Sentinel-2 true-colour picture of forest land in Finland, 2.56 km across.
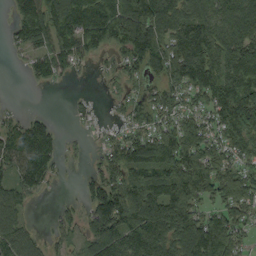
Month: September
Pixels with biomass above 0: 78%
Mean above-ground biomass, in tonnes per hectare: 88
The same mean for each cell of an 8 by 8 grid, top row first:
61 130 162 140 150 114 107 138
32 85 102 54 139 119 136 149
0 34 6 21 49 84 127 151
19 14 20 16 60 64 76 172
104 113 11 56 121 124 84 88
69 76 21 78 114 145 117 88
60 3 37 165 161 142 58 90
91 35 41 135 165 122 153 60
